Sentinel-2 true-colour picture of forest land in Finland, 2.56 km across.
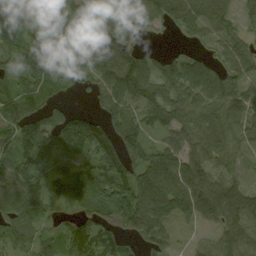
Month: September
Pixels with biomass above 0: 84%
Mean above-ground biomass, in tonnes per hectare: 81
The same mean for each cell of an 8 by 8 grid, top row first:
125 103 71 90 75 89 86 45
82 87 68 113 38 11 22 63
73 75 50 101 134 97 92 73
95 66 37 86 76 88 82 82
111 119 125 123 80 66 91 58
106 58 58 93 98 113 89 35
76 48 62 73 123 107 110 107
70 51 133 99 80 27 37 95
